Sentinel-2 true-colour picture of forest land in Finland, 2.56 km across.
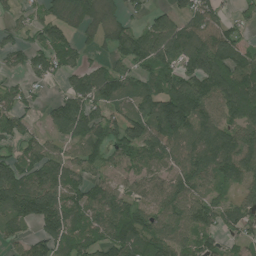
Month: July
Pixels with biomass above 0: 81%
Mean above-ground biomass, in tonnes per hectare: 98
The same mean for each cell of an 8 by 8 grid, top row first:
41 64 108 60 44 74 112 45
73 106 60 63 112 131 166 105
36 55 94 133 89 123 139 165
89 37 147 74 119 167 94 119
68 65 77 115 127 77 121 131
145 125 78 63 83 89 90 100
158 173 107 123 91 95 97 93
51 102 105 107 147 113 65 54
